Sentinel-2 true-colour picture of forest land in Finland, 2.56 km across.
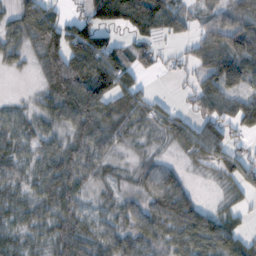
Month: November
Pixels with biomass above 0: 80%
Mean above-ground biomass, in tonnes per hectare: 50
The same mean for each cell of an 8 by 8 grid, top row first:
43 72 45 116 146 67 35 61
36 84 112 90 48 15 64 70
3 60 109 107 25 8 48 63
28 36 77 50 45 30 51 57
37 33 50 31 12 27 80 22
36 53 43 12 37 44 10 41
41 39 37 24 46 95 30 21
36 34 57 49 48 50 72 48
